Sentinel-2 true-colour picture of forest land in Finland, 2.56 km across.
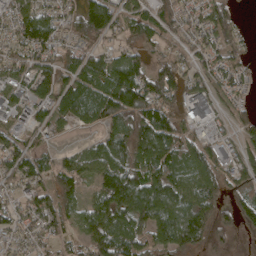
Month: April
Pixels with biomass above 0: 83%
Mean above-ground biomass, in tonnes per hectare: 82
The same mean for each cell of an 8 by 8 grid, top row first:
81 81 107 95 70 70 79 17
66 82 71 55 63 44 66 35
64 82 103 136 116 95 60 45
52 74 95 120 126 65 77 42
69 30 26 109 133 111 61 62
92 66 83 133 126 111 103 98
57 81 65 128 134 131 97 89
40 47 51 120 99 128 81 23
